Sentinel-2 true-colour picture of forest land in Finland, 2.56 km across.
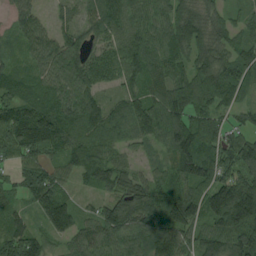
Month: August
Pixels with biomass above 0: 93%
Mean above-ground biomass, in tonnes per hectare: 87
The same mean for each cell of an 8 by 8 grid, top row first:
56 32 45 91 74 111 89 41
45 91 84 69 90 96 97 67
68 81 117 50 95 90 129 76
110 111 125 61 109 122 94 45
105 95 93 64 47 106 83 91
50 87 55 109 65 77 89 90
47 134 48 85 107 115 126 188
125 70 74 93 95 104 93 125
